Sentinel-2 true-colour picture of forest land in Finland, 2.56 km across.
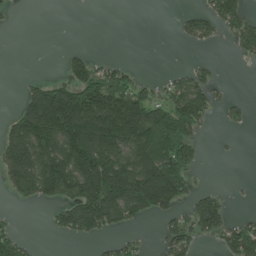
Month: June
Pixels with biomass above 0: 46%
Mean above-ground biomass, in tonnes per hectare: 83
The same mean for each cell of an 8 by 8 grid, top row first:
3 0 0 0 0 14 68 89
0 0 12 0 0 3 20 49
3 52 137 103 27 43 52 0
56 250 237 236 163 175 69 18
145 177 194 183 185 227 6 2
167 224 209 235 230 188 2 1
11 33 174 161 140 70 109 2
72 3 34 33 17 87 22 121
